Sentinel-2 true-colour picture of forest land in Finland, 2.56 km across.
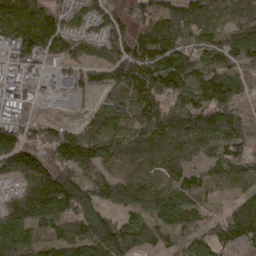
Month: April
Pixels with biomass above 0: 89%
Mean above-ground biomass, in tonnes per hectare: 110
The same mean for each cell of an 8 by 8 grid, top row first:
200 135 79 83 128 152 98 97
137 140 97 135 137 143 123 137
61 26 58 102 154 173 122 100
53 9 20 95 127 94 139 101
148 137 157 92 126 127 93 108
97 173 94 90 102 101 100 95
137 171 127 78 99 138 57 99
161 66 137 156 87 55 81 84
